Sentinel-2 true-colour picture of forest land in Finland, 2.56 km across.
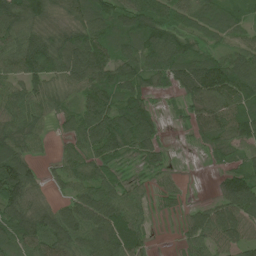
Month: June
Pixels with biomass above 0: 85%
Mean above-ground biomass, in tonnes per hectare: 70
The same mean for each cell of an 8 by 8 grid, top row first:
102 68 81 79 88 59 72 41
71 78 112 66 89 88 35 46
55 64 76 85 72 67 133 110
78 51 70 96 75 9 98 81
94 28 64 95 75 4 46 65
125 24 76 49 18 16 5 72
106 56 103 118 46 15 51 107
75 95 101 134 49 10 72 64
